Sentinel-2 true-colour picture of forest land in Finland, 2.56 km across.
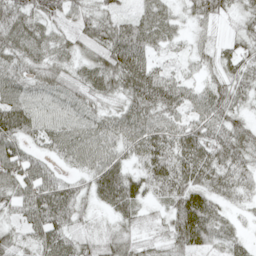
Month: May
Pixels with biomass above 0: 91%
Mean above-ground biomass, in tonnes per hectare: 55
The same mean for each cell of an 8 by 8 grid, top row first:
61 54 37 40 45 30 48 35
60 48 35 75 61 22 26 51
59 56 51 64 80 43 30 53
83 60 58 38 72 55 70 41
60 46 68 59 76 78 84 66
81 57 37 86 61 82 73 55
51 98 50 52 35 65 67 23
42 70 44 48 31 61 54 28
